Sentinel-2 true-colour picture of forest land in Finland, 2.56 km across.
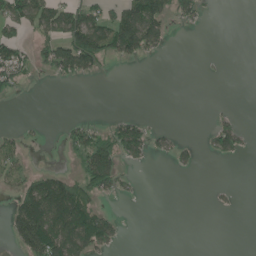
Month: June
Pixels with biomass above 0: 29%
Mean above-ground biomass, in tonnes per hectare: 38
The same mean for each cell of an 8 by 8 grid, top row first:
94 106 104 74 125 42 9 0
73 52 147 82 81 1 0 0
58 7 26 1 0 0 2 0
0 0 0 5 6 0 3 7
26 2 55 86 78 30 23 42
39 64 53 83 2 4 0 0
70 163 135 11 0 0 3 3
54 143 129 51 0 0 0 0
